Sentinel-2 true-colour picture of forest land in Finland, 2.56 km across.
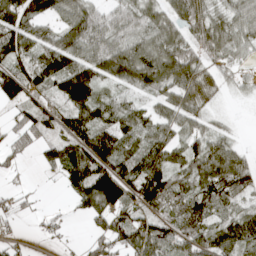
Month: April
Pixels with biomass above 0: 80%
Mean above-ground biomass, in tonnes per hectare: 66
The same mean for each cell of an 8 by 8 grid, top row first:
87 65 91 53 64 75 88 59
104 72 88 85 80 95 88 56
100 76 122 58 80 103 49 22
29 71 77 56 46 61 27 9
43 54 99 89 59 57 65 26
17 10 110 158 102 58 78 87
24 7 42 97 72 69 70 55
20 10 9 80 102 70 70 90
